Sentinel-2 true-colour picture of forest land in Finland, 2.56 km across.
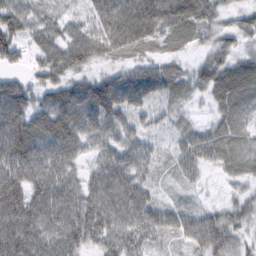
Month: February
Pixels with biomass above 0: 93%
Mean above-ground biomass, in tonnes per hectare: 56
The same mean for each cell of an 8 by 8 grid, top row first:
59 30 27 75 87 87 56 35
52 59 72 57 46 34 40 42
34 48 46 74 86 49 76 83
82 78 93 96 46 23 20 56
86 76 54 47 37 28 64 54
68 70 36 71 36 23 14 42
85 71 66 74 59 39 31 53
86 59 56 55 47 32 95 48
